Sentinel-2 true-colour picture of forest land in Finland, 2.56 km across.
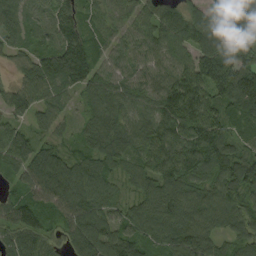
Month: September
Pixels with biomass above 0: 93%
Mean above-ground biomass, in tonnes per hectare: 93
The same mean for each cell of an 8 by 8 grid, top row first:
84 80 89 46 68 99 62 106
56 78 140 61 74 101 104 135
47 126 139 91 85 60 36 173
76 78 35 99 87 103 27 118
97 55 53 104 89 143 147 69
61 148 123 74 99 123 99 122
103 106 124 69 96 109 99 94
91 69 126 119 95 111 95 80
